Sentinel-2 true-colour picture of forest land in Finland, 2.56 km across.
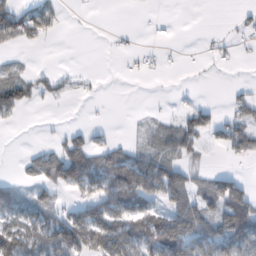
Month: February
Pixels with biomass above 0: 44%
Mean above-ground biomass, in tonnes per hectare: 44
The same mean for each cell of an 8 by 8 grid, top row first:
80 56 0 0 1 0 0 7
23 5 0 2 4 1 5 7
76 40 22 0 2 0 1 3
51 2 0 1 4 15 34 37
0 12 47 43 23 68 24 61
14 62 107 100 111 65 42 30
89 47 53 99 73 73 68 141
110 79 121 137 91 121 86 132
